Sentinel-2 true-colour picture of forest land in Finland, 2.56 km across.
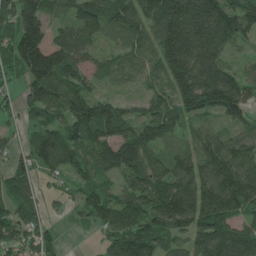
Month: June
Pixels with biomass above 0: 88%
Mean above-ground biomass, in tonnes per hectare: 112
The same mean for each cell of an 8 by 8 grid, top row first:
141 97 101 111 116 175 183 152
161 167 105 38 79 173 171 48
53 160 99 50 42 119 186 110
48 113 127 122 79 101 99 110
49 129 107 138 142 46 119 101
85 53 87 88 150 130 136 153
112 56 62 133 151 185 176 133
119 65 3 104 137 83 139 176
